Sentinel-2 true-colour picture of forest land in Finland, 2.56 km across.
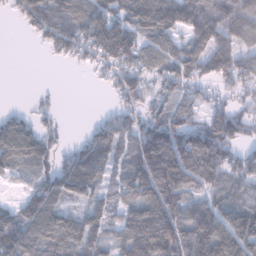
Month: January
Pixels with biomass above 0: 79%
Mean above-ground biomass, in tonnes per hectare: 95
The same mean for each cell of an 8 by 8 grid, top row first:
36 117 88 100 167 157 150 161
0 34 83 166 101 83 138 113
0 0 1 59 74 100 80 97
25 23 0 30 56 85 64 58
117 56 46 93 136 161 162 69
36 76 123 48 147 186 125 79
68 123 57 58 160 146 115 104
136 106 117 68 190 168 207 158
